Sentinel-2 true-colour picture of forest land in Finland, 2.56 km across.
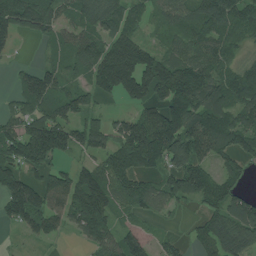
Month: July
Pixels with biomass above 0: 79%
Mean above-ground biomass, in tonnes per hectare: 99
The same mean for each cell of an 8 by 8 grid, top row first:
146 98 89 103 54 90 121 104
30 32 113 150 116 64 107 50
39 95 55 172 188 165 113 118
65 100 80 31 88 165 145 111
132 187 95 89 225 152 140 104
115 88 102 112 83 100 98 61
143 115 152 108 67 34 72 106
8 47 36 90 62 29 102 113
